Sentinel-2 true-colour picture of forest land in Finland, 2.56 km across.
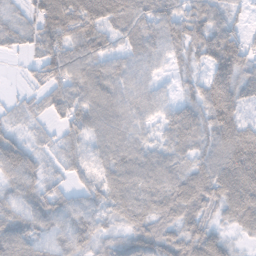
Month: November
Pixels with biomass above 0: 89%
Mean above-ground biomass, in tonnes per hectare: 59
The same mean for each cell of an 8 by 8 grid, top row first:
30 96 124 79 71 68 68 21
31 69 73 41 61 50 92 85
3 57 67 63 37 24 70 87
25 35 61 67 45 33 91 70
51 22 39 67 46 48 65 114
67 36 29 52 67 63 71 108
48 59 48 47 56 68 57 90
74 39 54 36 80 73 83 17
